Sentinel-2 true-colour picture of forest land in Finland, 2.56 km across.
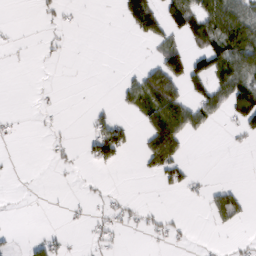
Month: February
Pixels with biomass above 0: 28%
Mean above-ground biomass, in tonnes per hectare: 29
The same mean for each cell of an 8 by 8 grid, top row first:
0 11 3 1 88 74 98 97
2 8 0 0 4 62 83 129
0 1 0 1 68 99 81 98
2 3 1 19 56 97 53 78
1 8 13 94 38 78 1 6
1 0 6 2 13 43 6 0
3 2 5 21 13 2 30 42
6 26 3 19 6 14 2 8
